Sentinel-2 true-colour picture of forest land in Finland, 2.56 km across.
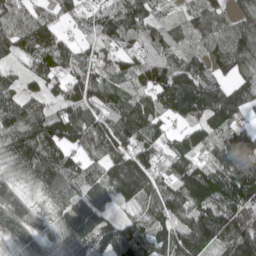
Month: May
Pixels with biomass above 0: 93%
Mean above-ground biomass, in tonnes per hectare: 112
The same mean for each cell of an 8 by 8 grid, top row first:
109 97 83 115 116 35 111 106
90 141 77 77 88 77 78 142
49 96 123 89 117 119 116 93
137 84 135 119 136 107 138 133
133 168 121 139 103 57 100 180
83 151 101 137 158 106 140 175
107 64 136 60 71 120 134 171
77 71 118 97 101 144 147 172
